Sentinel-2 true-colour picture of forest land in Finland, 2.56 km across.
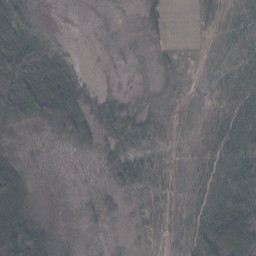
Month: November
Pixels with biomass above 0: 59%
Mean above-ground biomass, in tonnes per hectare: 28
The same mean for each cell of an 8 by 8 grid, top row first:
43 1 0 0 3 0 11 24
70 36 1 0 1 2 2 25
99 80 17 1 1 3 7 41
67 49 34 30 13 7 18 57
11 4 8 15 15 12 31 82
52 0 0 13 30 17 40 97
71 2 1 6 9 15 61 112
151 24 0 1 3 14 56 106
